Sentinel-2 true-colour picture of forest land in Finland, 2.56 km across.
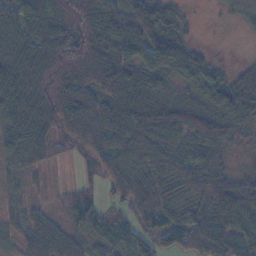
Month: November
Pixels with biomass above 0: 86%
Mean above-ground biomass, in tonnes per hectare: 64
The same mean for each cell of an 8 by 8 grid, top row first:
69 101 131 81 92 46 1 18
73 98 119 98 106 92 10 0
105 111 92 99 86 48 71 34
92 115 108 82 96 70 73 88
80 70 39 59 77 54 60 24
23 10 19 53 68 64 76 29
12 18 65 30 72 48 65 76
21 57 28 30 45 64 103 64
